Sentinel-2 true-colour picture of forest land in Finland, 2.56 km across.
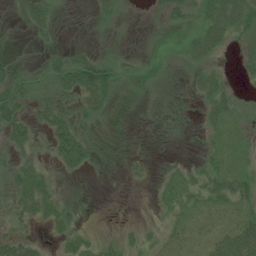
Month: July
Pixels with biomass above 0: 49%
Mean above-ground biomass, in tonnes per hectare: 21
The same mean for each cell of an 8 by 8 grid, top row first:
4 34 0 26 3 35 41 54
4 11 15 3 5 7 40 17
43 26 83 51 2 10 30 8
40 34 23 13 0 3 21 20
27 30 67 0 0 1 12 12
29 20 11 0 2 15 31 36
20 39 8 0 0 25 25 32
23 10 24 11 13 20 23 70
